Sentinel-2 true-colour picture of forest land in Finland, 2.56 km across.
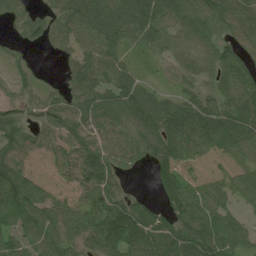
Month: July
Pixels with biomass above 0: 86%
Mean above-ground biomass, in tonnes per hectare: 72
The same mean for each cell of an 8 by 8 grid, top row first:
44 37 93 79 92 68 86 76
22 31 73 62 49 43 66 62
43 18 74 81 31 31 42 95
59 92 71 85 88 79 77 107
79 61 81 61 72 86 89 91
106 64 87 73 3 106 74 70
113 81 64 88 62 93 98 38
69 86 54 97 98 102 110 61
